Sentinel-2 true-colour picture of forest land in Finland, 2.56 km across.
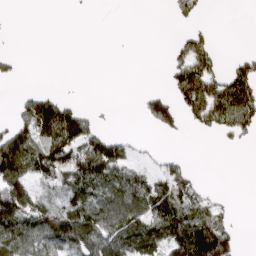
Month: March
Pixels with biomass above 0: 45%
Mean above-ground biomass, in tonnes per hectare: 59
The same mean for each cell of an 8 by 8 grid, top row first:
0 0 1 0 0 31 5 0
1 0 0 0 0 31 63 3
16 0 0 0 0 75 111 103
39 143 67 2 32 69 110 129
139 117 126 79 10 0 0 19
121 96 127 101 58 69 2 0
135 91 119 113 100 100 67 0
110 102 159 128 124 123 164 33
